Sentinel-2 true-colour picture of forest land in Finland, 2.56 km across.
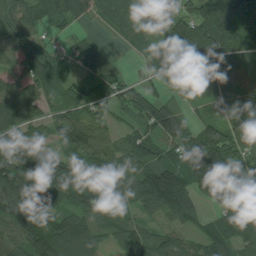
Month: July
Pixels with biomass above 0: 89%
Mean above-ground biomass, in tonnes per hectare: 105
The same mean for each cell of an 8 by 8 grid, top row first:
90 102 49 63 88 99 143 141
80 65 45 14 62 176 166 119
70 99 58 69 44 92 102 76
121 67 77 54 125 93 55 103
129 66 111 69 99 117 179 120
163 163 137 96 141 160 230 184
143 110 104 79 73 141 62 172
99 154 158 70 101 61 92 96
